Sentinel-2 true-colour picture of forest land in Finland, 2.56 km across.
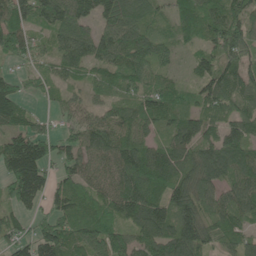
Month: June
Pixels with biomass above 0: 88%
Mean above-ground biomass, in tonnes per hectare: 89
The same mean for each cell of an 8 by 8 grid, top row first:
100 109 112 102 75 63 91 97
83 44 91 114 86 40 62 103
50 52 36 56 77 40 98 98
99 25 59 59 83 83 81 77
143 81 84 90 82 115 96 115
156 79 82 75 143 111 96 101
69 66 83 84 139 131 86 102
74 134 96 103 106 143 88 80
